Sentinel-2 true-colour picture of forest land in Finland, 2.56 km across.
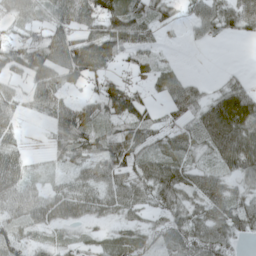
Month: April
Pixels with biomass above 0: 80%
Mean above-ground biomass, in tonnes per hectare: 60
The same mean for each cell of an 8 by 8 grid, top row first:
59 61 92 97 72 31 70 83
74 109 108 110 60 6 10 0
54 91 79 67 31 42 11 23
50 75 91 78 64 63 81 118
43 23 76 79 67 53 66 102
65 19 42 75 69 66 47 53
60 64 58 51 42 58 68 65
54 22 25 44 40 55 78 31
